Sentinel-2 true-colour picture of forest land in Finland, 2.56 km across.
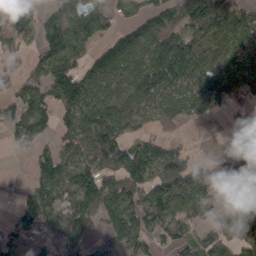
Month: March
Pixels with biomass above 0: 72%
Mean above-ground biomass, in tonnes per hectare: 92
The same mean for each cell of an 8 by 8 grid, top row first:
79 60 114 71 80 114 186 108
67 107 89 111 147 181 89 90
53 103 126 91 153 129 103 111
95 92 134 125 85 106 59 29
65 46 97 183 71 39 0 17
5 90 109 88 128 164 92 36
44 92 102 140 114 119 84 68
60 49 70 115 65 74 88 106
